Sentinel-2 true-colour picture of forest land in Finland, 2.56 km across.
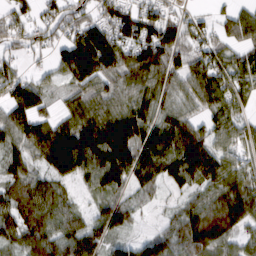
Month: March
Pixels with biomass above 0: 84%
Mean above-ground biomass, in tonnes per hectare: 77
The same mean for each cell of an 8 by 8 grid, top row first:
51 52 54 87 91 46 22 61
48 47 130 127 119 91 59 63
74 29 79 64 89 73 107 77
88 44 69 85 84 71 63 58
70 124 98 146 100 120 93 69
63 67 66 95 77 94 98 72
83 68 32 72 21 33 102 133
61 87 85 57 64 78 123 54
